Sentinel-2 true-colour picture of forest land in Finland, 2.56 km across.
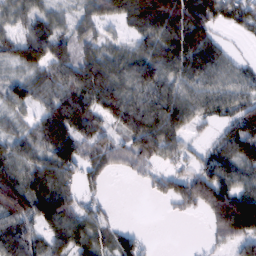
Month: February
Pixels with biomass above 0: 80%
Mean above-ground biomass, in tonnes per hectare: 69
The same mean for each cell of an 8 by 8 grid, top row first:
50 46 43 55 112 132 92 61
66 86 51 37 49 104 97 6
46 69 93 91 109 84 66 52
45 75 113 93 134 114 49 69
64 91 83 67 112 68 29 90
90 100 52 18 28 57 89 74
98 103 60 13 0 29 76 140
95 63 67 42 23 0 20 78
